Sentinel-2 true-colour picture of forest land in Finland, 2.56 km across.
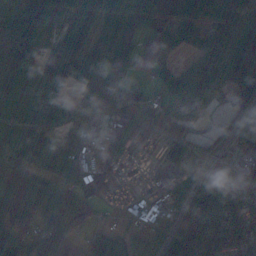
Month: November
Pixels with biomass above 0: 77%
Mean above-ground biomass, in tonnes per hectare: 71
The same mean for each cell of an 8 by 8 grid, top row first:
140 84 91 134 85 92 71 71
103 36 118 93 43 35 94 122
77 102 68 67 26 64 94 91
107 112 41 67 56 70 17 59
64 24 56 45 17 43 13 47
62 78 79 20 10 25 43 79
58 104 137 15 52 40 124 105
74 157 40 72 52 62 101 87
